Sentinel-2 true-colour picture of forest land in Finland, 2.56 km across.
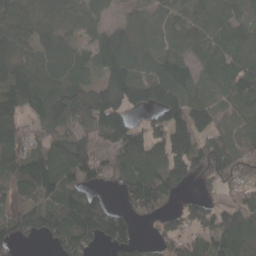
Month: April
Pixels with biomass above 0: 81%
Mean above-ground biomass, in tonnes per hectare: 93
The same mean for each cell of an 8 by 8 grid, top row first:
92 94 73 31 54 65 96 72
100 91 55 125 85 64 85 100
128 95 85 137 113 161 60 114
109 121 89 131 58 137 99 88
101 72 99 90 124 177 102 73
111 162 106 58 103 128 109 66
74 87 135 50 87 36 75 65
99 48 99 94 24 71 86 104
